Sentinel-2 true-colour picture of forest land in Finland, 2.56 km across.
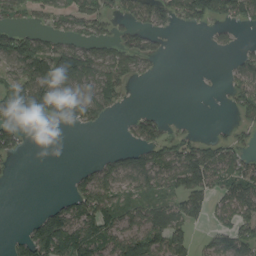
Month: August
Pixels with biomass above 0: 54%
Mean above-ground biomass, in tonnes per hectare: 56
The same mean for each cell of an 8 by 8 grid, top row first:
60 52 89 48 57 66 71 71
110 76 77 55 66 1 9 26
61 109 101 86 12 0 1 68
74 88 99 27 25 0 0 38
47 0 0 4 69 64 46 34
1 0 29 71 83 81 97 81
0 36 83 73 55 59 51 78
29 151 121 73 106 80 38 95
